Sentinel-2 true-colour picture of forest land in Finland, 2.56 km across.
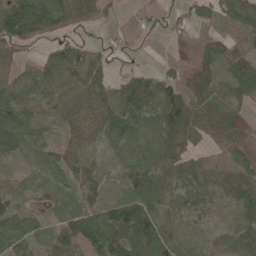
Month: May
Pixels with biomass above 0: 79%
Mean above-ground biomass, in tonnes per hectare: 49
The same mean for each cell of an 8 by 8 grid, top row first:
89 61 35 16 11 28 52 69
46 26 62 26 7 3 46 37
35 63 54 51 83 50 41 75
83 41 25 57 74 110 51 18
58 30 36 32 50 85 32 27
8 17 53 18 81 61 49 74
50 25 40 75 84 38 35 54
69 41 58 97 106 43 20 62
